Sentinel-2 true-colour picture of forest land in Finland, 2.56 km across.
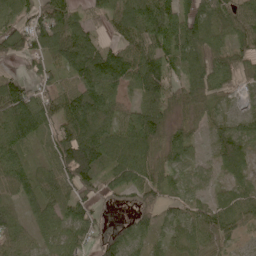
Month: May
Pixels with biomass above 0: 86%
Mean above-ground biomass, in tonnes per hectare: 64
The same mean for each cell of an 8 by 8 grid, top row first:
59 91 42 61 110 91 65 66
61 82 118 55 83 75 61 48
46 47 90 111 115 40 77 29
107 61 115 71 65 30 48 23
72 40 156 78 76 51 32 79
68 61 121 63 64 42 28 53
29 57 65 8 50 40 58 70
53 39 68 49 47 41 66 28
